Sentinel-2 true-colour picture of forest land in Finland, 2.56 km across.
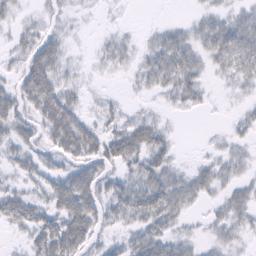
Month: February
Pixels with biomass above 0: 70%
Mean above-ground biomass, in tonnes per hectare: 26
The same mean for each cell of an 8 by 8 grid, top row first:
14 14 7 3 0 1 23 26
19 36 3 21 15 45 38 57
22 50 11 3 21 48 14 26
39 50 25 19 12 10 6 9
32 26 55 46 46 12 5 14
19 29 41 26 43 27 29 16
47 35 60 31 53 39 10 29
6 54 48 17 39 29 13 13
